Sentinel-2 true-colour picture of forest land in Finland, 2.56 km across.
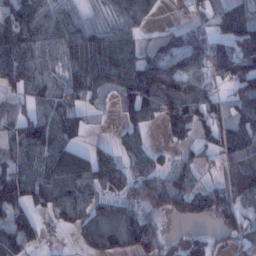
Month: January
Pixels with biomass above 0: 76%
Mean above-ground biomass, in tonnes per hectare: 74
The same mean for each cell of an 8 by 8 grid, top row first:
101 65 38 41 52 4 43 110
118 66 89 98 48 85 114 118
80 52 67 70 113 105 68 118
51 68 55 12 81 107 72 65
73 108 45 25 37 44 39 82
111 112 109 101 88 67 21 97
101 83 91 80 77 83 109 65
98 22 56 113 104 11 36 48
